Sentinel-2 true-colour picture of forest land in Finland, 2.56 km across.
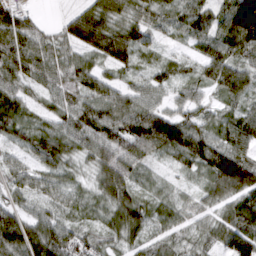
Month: March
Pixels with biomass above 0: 94%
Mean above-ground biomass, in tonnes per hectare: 76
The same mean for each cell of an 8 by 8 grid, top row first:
91 7 81 82 54 62 74 177
117 76 76 124 51 20 69 107
70 69 80 44 38 52 62 87
84 47 97 97 98 66 52 61
52 100 66 111 120 117 100 84
44 57 28 113 40 25 79 163
57 44 45 85 79 57 51 104
141 133 83 50 62 60 58 105
